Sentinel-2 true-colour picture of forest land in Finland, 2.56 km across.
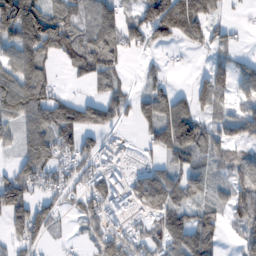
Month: February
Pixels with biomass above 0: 72%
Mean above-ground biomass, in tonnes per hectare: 87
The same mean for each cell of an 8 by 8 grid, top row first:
245 151 88 98 108 207 86 10
116 119 112 88 55 36 53 21
140 69 40 64 34 10 91 69
130 155 124 103 82 140 60 70
58 127 109 41 37 103 86 75
101 82 73 102 65 78 51 103
128 77 73 95 65 100 64 99
67 42 21 124 73 110 103 61
